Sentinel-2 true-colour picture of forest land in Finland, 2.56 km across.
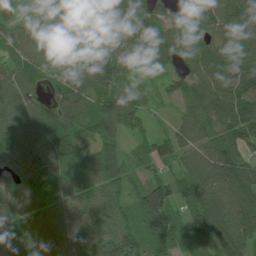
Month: July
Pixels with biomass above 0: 95%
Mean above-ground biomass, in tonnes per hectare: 93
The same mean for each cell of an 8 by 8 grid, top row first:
52 51 49 67 80 63 104 137
58 43 85 139 95 89 105 120
90 56 87 109 42 65 113 124
108 121 107 108 66 54 98 128
144 91 93 67 44 78 90 99
95 108 81 110 63 81 118 114
97 90 100 101 139 78 139 114
94 104 111 137 102 77 98 89
